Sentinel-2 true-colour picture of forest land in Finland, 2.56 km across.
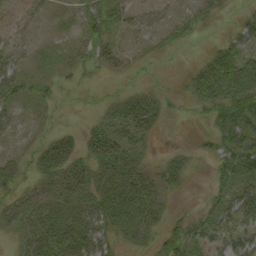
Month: September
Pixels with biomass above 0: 62%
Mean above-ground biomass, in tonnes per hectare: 28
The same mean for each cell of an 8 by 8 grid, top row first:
18 9 21 39 27 18 14 11
31 7 25 23 9 10 10 33
42 11 8 7 7 3 61 60
26 9 5 24 52 8 25 58
20 31 28 51 22 3 13 59
26 39 44 49 38 28 8 45
34 49 46 60 56 7 22 60
19 45 49 24 24 39 33 41
